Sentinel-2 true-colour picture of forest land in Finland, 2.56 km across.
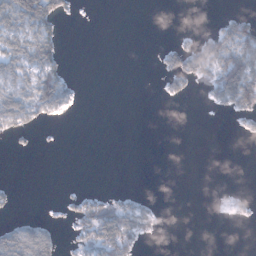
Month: January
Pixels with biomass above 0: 27%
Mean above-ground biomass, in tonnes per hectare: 23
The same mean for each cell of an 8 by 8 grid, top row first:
104 95 4 0 0 0 1 28
62 61 0 0 0 34 58 94
48 69 4 0 0 34 43 140
70 34 2 0 0 0 4 44
5 1 0 0 0 0 0 1
0 0 0 0 0 0 0 0
5 2 42 55 30 0 0 11
77 45 30 95 24 0 0 0
